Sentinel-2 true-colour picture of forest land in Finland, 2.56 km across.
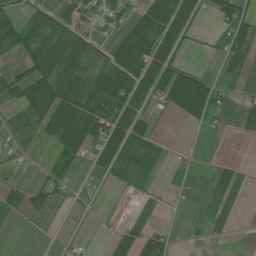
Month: June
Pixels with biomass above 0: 45%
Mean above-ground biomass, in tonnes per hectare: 38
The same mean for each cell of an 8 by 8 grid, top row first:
36 58 44 37 64 104 22 69
46 76 73 53 93 60 7 59
49 89 68 86 80 79 32 16
16 108 85 81 38 37 50 20
7 31 72 87 60 0 1 2
3 29 7 33 23 7 14 19
27 22 2 3 12 1 12 0
0 0 4 35 53 9 4 0
